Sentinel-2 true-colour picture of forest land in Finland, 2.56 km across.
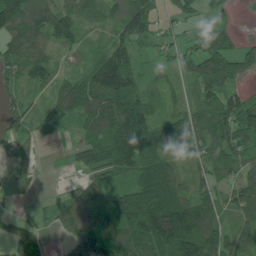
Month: June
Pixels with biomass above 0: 82%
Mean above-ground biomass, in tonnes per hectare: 97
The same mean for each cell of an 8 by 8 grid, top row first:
156 105 50 55 133 62 37 7
102 61 37 92 44 55 123 65
51 72 83 195 57 41 192 82
37 42 117 154 129 43 156 154
26 9 55 154 140 106 107 104
33 2 35 86 151 91 73 73
12 28 142 143 327 201 125 112
75 30 129 149 188 290 142 93
